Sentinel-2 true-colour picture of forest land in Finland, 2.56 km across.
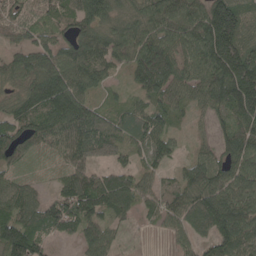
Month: May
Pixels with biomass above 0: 88%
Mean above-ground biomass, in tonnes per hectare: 94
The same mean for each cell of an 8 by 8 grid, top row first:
53 57 92 74 93 119 166 153
56 77 108 102 120 90 145 168
66 134 120 49 103 92 111 196
89 136 131 55 85 56 57 114
108 103 140 126 100 41 32 119
68 48 111 84 54 53 114 101
89 83 117 109 59 99 136 111
132 59 70 52 1 48 68 121
